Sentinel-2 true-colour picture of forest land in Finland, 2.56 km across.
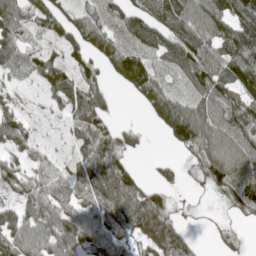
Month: May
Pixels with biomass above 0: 75%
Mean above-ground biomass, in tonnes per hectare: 65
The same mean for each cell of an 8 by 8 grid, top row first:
59 73 51 42 72 100 118 76
65 35 61 63 64 83 84 87
28 75 66 25 72 31 96 110
51 15 96 30 18 164 101 95
46 11 57 78 13 65 116 100
73 55 61 132 24 22 76 85
50 75 57 95 114 26 2 51
91 90 77 61 43 53 4 20
